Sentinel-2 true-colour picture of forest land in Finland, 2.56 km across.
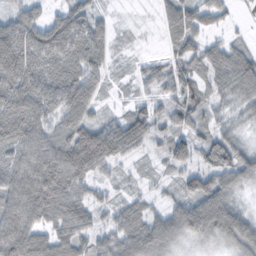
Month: November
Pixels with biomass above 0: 83%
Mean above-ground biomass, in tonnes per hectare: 54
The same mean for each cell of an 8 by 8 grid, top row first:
55 39 62 12 0 62 49 9
114 98 80 25 2 41 44 29
98 80 80 16 26 58 39 65
92 66 79 13 39 49 38 33
76 73 86 84 36 55 55 41
71 90 62 21 12 26 65 58
80 68 55 31 33 43 101 42
86 59 51 45 70 47 47 68
